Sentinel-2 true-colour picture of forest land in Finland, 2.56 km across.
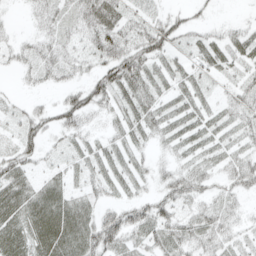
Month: April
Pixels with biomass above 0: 76%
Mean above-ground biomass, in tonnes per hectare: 28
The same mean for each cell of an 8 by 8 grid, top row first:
3 31 45 49 23 18 7 4
19 31 23 67 51 24 28 29
7 20 19 54 44 22 16 24
16 24 46 19 32 23 19 35
27 15 17 22 16 21 21 21
39 15 17 25 15 31 25 40
39 46 34 25 32 34 29 17
44 50 44 50 28 40 36 17
